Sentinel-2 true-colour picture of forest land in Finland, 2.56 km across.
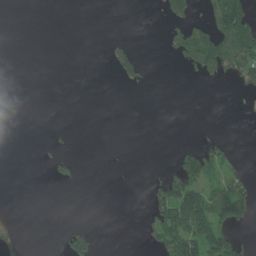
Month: July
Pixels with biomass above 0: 19%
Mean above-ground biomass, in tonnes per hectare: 27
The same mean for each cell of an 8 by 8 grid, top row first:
0 0 0 0 0 59 49 107
0 0 0 23 3 56 134 123
1 0 0 8 22 0 27 45
34 0 0 0 0 0 0 10
0 8 0 1 0 9 40 0
0 10 6 2 4 73 53 36
1 0 0 0 21 157 119 95
30 0 58 0 17 117 142 46
